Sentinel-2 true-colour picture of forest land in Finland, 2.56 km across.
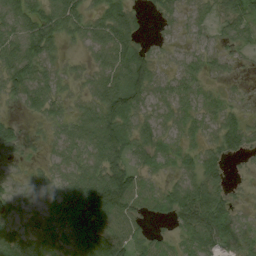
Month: August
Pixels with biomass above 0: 82%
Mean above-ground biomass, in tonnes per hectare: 40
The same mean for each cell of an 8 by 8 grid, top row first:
54 54 47 50 14 20 25 48
55 51 15 61 23 17 30 26
51 36 21 50 59 34 20 13
10 31 30 67 33 31 27 27
33 22 50 71 41 24 30 47
19 28 56 75 30 27 55 7
31 36 103 87 31 48 80 20
51 43 65 77 38 26 52 41
